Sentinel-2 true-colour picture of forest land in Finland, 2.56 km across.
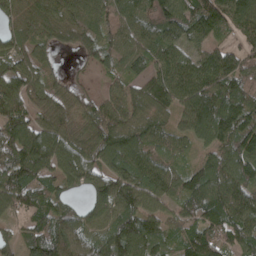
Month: April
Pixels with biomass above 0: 91%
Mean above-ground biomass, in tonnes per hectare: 92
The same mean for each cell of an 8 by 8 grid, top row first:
70 84 94 83 94 96 111 114
67 50 62 75 80 82 66 67
119 47 20 37 70 113 107 111
117 90 78 88 79 81 146 128
125 132 83 104 106 60 75 130
127 91 96 110 95 79 113 120
86 87 47 120 108 59 108 128
56 150 96 99 123 54 112 84
